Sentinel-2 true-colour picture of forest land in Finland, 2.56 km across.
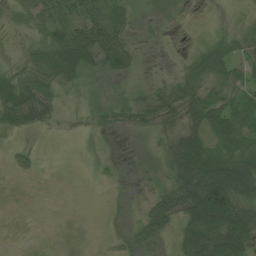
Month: June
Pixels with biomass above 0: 68%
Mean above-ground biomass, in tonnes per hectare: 40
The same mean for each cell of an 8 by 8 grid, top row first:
39 65 58 72 7 4 4 11
10 82 95 68 15 3 48 38
69 69 44 20 14 41 62 46
82 51 15 31 47 50 76 66
10 1 1 2 4 63 72 68
10 0 0 5 2 63 130 111
0 0 0 2 22 70 159 92
0 1 5 6 43 36 109 94
